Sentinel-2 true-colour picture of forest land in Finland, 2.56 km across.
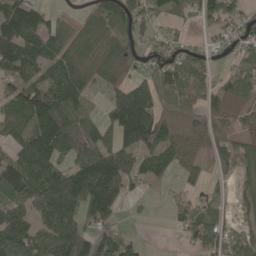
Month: May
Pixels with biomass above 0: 77%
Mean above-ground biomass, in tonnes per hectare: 90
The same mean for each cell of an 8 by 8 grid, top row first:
139 54 27 82 106 32 85 60
126 113 102 94 66 63 49 51
71 93 114 113 83 111 79 97
77 139 67 95 177 141 93 77
68 127 100 92 128 127 71 70
109 147 177 169 80 50 43 61
81 145 144 93 5 32 59 39
125 121 115 83 16 14 106 60
